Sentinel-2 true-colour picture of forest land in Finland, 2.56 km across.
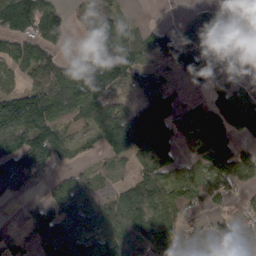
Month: March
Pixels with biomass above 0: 74%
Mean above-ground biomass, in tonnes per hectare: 91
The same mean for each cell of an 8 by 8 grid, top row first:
117 88 46 77 4 21 90 111
64 63 41 123 70 134 136 54
58 103 123 97 73 34 92 30
169 156 105 84 135 81 69 117
128 96 41 119 169 93 139 65
123 41 54 31 86 71 97 119
6 99 123 83 122 100 52 29
53 159 156 141 119 98 106 107
